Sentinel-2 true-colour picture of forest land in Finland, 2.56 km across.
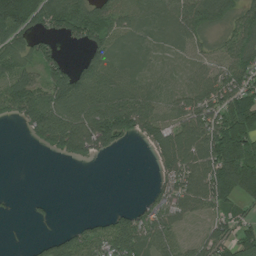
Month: July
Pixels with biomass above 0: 71%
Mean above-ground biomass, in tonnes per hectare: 71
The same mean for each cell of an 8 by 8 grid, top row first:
170 115 119 95 53 66 106 72
88 53 38 58 35 30 37 87
95 95 91 86 40 16 70 91
69 116 124 148 96 51 93 178
0 80 129 77 36 126 136 185
0 0 0 0 0 100 119 139
2 7 0 12 40 80 64 40
0 37 76 102 98 55 68 76
